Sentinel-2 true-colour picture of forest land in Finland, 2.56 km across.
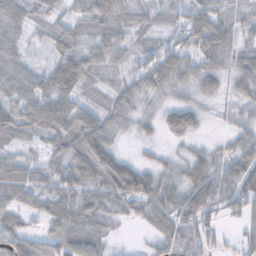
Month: November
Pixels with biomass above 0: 88%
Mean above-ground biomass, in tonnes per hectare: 50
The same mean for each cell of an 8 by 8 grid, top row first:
61 32 42 58 35 41 74 30
49 29 45 54 32 50 62 39
70 67 65 24 50 56 43 53
62 102 62 47 32 61 15 32
36 41 70 51 21 18 14 57
69 46 65 87 71 41 66 77
53 47 54 50 61 67 74 48
69 40 57 19 10 55 52 35
